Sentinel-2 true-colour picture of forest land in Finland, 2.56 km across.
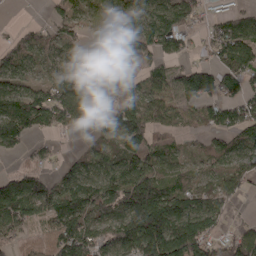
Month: April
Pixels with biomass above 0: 80%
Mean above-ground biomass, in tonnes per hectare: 92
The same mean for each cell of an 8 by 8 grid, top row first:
1 26 61 59 90 125 38 70
72 58 57 97 84 64 39 128
71 53 100 93 67 75 90 92
139 133 116 75 110 77 65 87
89 31 13 79 107 41 49 90
81 55 114 103 116 64 46 92
163 130 156 139 233 158 102 12
72 70 152 130 214 204 137 112
